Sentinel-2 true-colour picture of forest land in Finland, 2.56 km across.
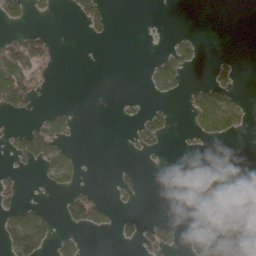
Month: April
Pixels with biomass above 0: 24%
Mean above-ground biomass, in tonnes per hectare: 24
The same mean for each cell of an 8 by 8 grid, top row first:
38 8 31 12 1 0 0 0
75 36 0 0 0 27 0 0
96 14 0 0 8 41 15 11
29 22 3 1 21 7 102 42
31 72 4 0 29 1 11 1
12 33 19 7 7 21 60 0
34 11 78 23 1 20 31 25
69 42 20 6 26 16 95 112
